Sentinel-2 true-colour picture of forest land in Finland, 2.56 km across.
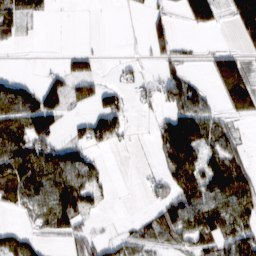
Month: February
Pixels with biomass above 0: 54%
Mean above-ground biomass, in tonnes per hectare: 56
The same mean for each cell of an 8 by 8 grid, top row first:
90 22 0 0 19 22 93 114
14 1 17 0 23 43 11 32
51 50 91 10 31 66 24 74
111 130 26 96 16 86 55 42
125 86 60 42 4 176 72 32
124 103 87 9 13 93 106 88
32 83 94 4 11 84 101 88
65 24 48 28 44 51 67 88
